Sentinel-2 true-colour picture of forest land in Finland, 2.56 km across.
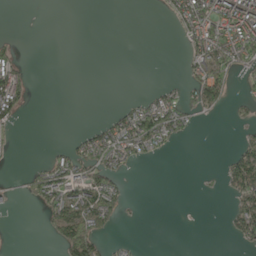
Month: May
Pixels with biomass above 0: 30%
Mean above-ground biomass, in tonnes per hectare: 37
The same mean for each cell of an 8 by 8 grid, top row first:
0 0 0 0 0 55 114 162
23 0 0 0 0 1 120 141
97 0 0 0 0 10 110 27
57 0 0 15 94 90 36 18
7 3 42 95 91 22 0 29
6 88 83 70 0 0 2 108
6 70 112 76 2 0 0 67
0 12 154 18 1 0 0 30
